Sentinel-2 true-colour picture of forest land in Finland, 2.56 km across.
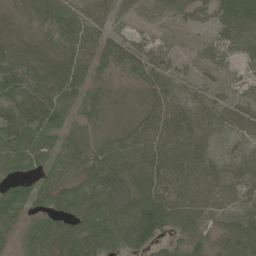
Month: June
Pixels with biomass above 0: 92%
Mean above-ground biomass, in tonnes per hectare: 55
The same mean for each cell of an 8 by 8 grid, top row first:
50 68 51 37 16 37 30 84
68 51 71 51 31 13 26 33
78 77 65 31 45 31 16 13
55 100 52 45 53 57 46 42
76 65 67 58 68 64 40 27
55 58 57 79 74 60 60 47
90 59 65 74 91 66 54 40
42 107 100 77 70 31 31 71
